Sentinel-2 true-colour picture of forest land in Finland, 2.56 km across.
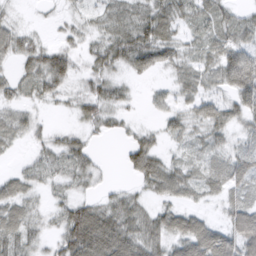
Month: March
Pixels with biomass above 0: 78%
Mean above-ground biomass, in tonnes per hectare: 35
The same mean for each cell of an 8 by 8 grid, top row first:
10 5 16 30 37 43 36 23
40 32 20 51 68 37 32 53
28 56 21 32 11 28 34 80
31 6 25 29 6 30 40 49
19 23 32 3 40 13 24 19
27 27 35 3 49 43 26 30
43 18 53 45 31 35 11 43
47 20 96 82 60 44 67 72
